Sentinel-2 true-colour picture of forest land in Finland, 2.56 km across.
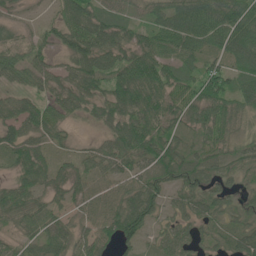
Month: June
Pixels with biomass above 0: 90%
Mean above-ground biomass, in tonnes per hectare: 62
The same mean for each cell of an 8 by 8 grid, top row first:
24 19 104 61 44 74 87 87
46 39 95 91 70 71 52 94
45 65 77 77 116 67 90 63
59 62 47 72 95 61 79 58
63 44 17 58 84 57 55 47
44 52 45 60 68 69 60 34
66 45 42 75 90 44 63 42
37 61 54 71 41 76 39 55
